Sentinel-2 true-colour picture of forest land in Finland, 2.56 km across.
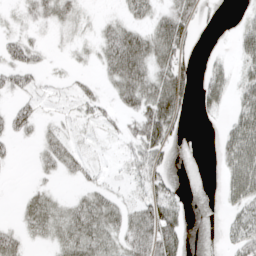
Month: April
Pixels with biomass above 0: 58%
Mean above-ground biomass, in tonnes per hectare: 28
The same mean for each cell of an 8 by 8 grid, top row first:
12 27 17 11 27 53 6 9
34 9 10 51 61 67 2 32
28 7 11 33 61 62 31 30
31 8 18 15 53 53 17 40
12 27 13 6 63 15 0 69
0 11 19 7 41 11 0 60
9 40 42 38 46 37 0 40
30 23 55 34 53 42 0 42
